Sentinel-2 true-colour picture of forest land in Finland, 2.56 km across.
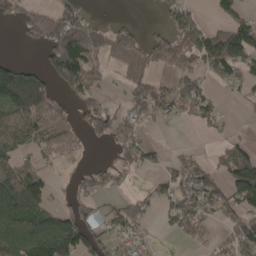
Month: April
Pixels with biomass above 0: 55%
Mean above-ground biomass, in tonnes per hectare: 72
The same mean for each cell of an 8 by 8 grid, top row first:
58 81 60 10 1 81 19 60
4 99 168 84 90 100 139 154
183 74 112 20 87 58 45 63
128 114 59 66 85 52 52 6
74 94 33 67 67 5 9 45
105 40 29 41 15 82 85 144
164 71 60 35 54 82 79 84
111 175 129 51 37 22 24 101
